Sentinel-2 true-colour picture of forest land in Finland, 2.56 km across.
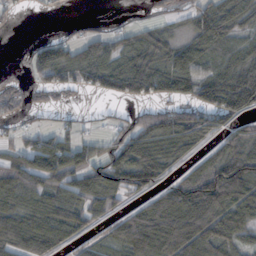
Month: October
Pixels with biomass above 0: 69%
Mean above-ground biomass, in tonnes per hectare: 60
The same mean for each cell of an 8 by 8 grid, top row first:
14 11 6 4 6 25 81 50
0 54 52 54 62 57 82 40
10 59 52 66 60 74 78 97
34 32 14 12 34 72 95 74
36 60 55 49 83 65 33 66
75 87 82 90 83 31 90 115
73 78 65 36 53 90 121 86
72 87 34 48 120 129 107 52
